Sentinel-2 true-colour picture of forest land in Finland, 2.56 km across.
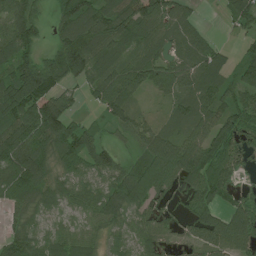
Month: July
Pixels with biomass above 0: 85%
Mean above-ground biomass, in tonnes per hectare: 84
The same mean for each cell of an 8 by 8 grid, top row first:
115 39 124 129 120 92 3 86
123 52 149 103 94 59 71 26
144 149 70 110 86 90 89 82
129 137 25 74 24 55 88 90
136 126 117 40 64 101 107 82
126 84 72 81 115 91 99 38
62 58 58 85 71 40 94 83
65 57 66 45 59 38 84 104
